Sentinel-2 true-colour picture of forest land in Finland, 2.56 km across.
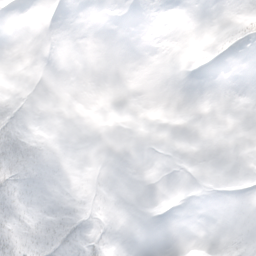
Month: March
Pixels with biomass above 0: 19%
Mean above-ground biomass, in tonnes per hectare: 3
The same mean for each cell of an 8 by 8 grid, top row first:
0 0 0 0 0 0 0 6
0 0 0 0 0 0 3 5
0 0 0 0 0 0 0 0
9 0 0 0 0 0 0 0
25 4 0 0 0 0 0 0
20 3 0 0 0 0 0 1
17 6 5 3 0 0 0 0
17 20 18 3 0 0 0 4
